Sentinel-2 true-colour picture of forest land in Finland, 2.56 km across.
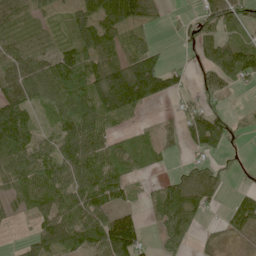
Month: June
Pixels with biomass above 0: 72%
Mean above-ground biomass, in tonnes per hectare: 60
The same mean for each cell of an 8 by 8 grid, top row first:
44 20 54 101 76 8 60 72
47 32 72 68 55 5 51 72
83 86 119 142 181 42 33 38
121 30 114 95 36 18 51 9
129 31 100 52 44 16 81 10
56 67 77 75 25 28 50 15
21 58 89 67 29 125 32 56
7 79 88 144 42 76 21 25
